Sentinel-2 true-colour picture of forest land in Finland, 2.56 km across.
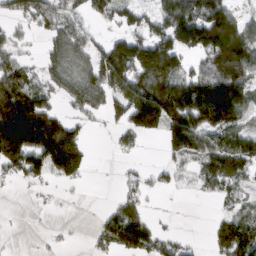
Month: March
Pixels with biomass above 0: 60%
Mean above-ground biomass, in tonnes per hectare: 83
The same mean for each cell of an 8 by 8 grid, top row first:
55 65 44 49 48 145 153 59
50 43 65 101 144 118 159 175
118 58 79 156 149 124 121 117
254 112 54 54 201 175 196 113
202 208 99 15 13 117 102 117
50 79 61 1 23 23 88 87
1 5 1 32 47 1 2 35
1 6 2 82 98 32 25 130
